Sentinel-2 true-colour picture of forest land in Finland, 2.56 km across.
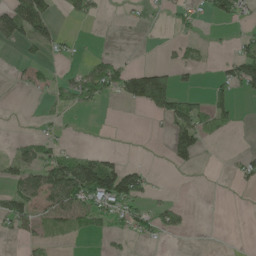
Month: May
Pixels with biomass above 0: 32%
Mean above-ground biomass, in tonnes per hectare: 33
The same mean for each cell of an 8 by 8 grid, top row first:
96 63 24 1 10 19 32 43
17 40 7 1 0 14 8 32
11 20 45 77 126 50 12 94
0 17 19 0 22 84 64 11
23 39 2 0 0 71 18 0
43 90 146 128 45 1 0 24
84 54 80 76 41 32 1 0
17 18 6 16 23 2 0 0
